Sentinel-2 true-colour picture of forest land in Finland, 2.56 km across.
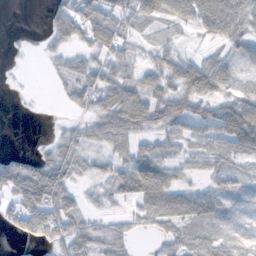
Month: November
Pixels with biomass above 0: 70%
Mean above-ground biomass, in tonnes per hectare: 40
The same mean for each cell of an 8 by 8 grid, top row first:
0 21 91 56 55 53 90 69
4 16 32 60 14 23 18 28
2 5 47 55 39 65 76 24
0 0 25 73 75 59 41 88
0 14 41 41 25 27 30 70
79 86 22 38 88 32 20 24
57 85 32 14 47 71 35 14
13 37 55 39 4 36 31 15
